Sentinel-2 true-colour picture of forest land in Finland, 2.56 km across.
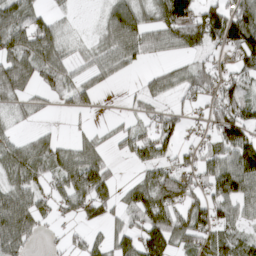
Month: March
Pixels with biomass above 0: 69%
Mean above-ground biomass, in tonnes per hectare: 64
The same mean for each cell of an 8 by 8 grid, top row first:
90 44 3 79 63 126 91 113
92 95 20 65 59 46 56 128
97 55 38 24 24 47 69 65
32 15 31 3 26 35 47 89
45 50 43 25 72 49 44 130
71 57 115 46 44 74 74 120
119 44 70 48 107 88 90 68
97 11 28 57 98 84 75 70
